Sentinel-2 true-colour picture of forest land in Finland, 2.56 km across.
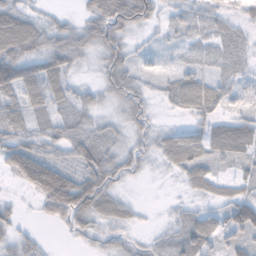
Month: November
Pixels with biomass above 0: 81%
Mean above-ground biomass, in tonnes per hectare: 36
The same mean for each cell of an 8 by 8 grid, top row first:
62 16 20 86 40 20 31 20
77 52 51 54 10 14 20 22
61 57 14 50 22 29 30 22
49 35 31 15 33 16 40 18
49 31 41 25 24 53 45 60
52 111 53 50 13 15 43 23
16 57 89 48 6 9 18 73
32 5 18 23 9 30 51 43
